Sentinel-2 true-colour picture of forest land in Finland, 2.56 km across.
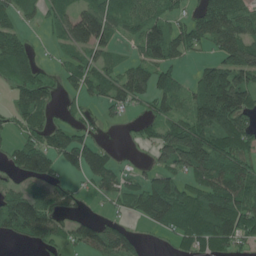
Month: June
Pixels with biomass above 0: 69%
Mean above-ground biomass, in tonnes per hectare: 71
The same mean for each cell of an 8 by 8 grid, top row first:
51 50 113 92 72 37 95 82
85 12 83 56 83 78 41 114
86 47 61 65 85 55 125 117
51 48 21 27 23 66 159 121
46 79 81 12 24 153 130 86
46 69 37 65 37 64 93 98
125 92 22 16 88 111 118 95
34 65 67 111 19 38 81 57
